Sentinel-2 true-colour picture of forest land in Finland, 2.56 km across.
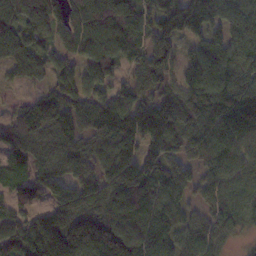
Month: November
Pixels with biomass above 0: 87%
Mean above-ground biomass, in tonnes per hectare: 116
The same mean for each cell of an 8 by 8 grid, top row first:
133 140 108 136 107 164 106 108
118 75 94 123 103 82 94 115
37 59 97 79 77 71 181 134
65 171 98 157 146 144 176 199
99 93 99 129 117 97 131 131
66 90 100 116 158 111 84 127
69 95 142 129 133 105 77 102
104 226 220 221 135 102 110 27
